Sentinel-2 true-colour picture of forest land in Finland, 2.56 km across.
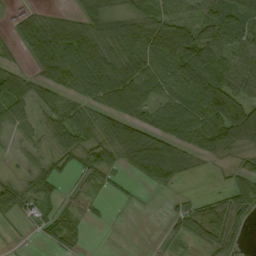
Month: September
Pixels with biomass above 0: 75%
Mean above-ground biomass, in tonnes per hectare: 55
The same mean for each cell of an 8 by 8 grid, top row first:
24 37 51 87 79 53 63 86
30 109 105 79 91 104 67 69
32 65 88 106 87 69 80 83
55 51 58 75 65 81 87 82
21 35 71 76 118 76 79 66
26 41 26 30 65 64 8 42
47 33 15 5 3 18 45 55
2 21 23 0 0 14 50 18
